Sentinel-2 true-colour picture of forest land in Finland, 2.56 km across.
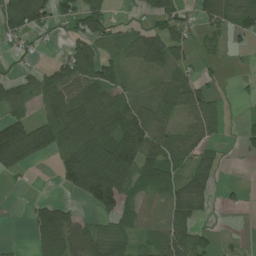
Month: July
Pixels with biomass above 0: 63%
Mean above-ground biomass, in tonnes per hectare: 62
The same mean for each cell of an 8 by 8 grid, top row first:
112 61 107 39 36 53 67 50
30 10 87 40 116 69 30 13
47 74 113 72 16 59 19 7
55 92 106 115 89 84 74 7
161 85 128 130 122 50 35 21
26 1 170 160 86 52 52 0
1 65 22 76 33 66 22 11
3 95 87 87 29 102 34 9
